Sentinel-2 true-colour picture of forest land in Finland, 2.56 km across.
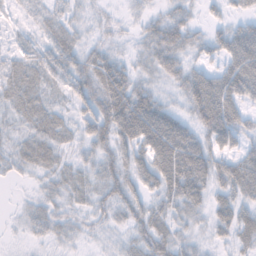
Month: November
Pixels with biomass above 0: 81%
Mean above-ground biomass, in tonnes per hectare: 34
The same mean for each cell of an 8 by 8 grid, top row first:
7 24 16 8 21 32 13 23
16 23 33 17 28 61 32 68
38 23 35 63 26 35 59 76
30 39 30 73 69 31 75 42
22 43 29 52 44 72 41 30
13 24 30 38 43 56 49 58
5 24 19 36 35 38 32 38
3 19 15 12 35 32 15 31
